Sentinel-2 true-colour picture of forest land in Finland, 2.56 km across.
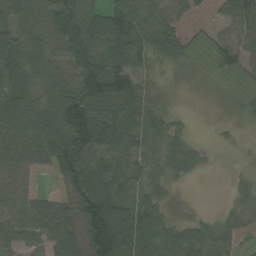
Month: September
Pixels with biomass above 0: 82%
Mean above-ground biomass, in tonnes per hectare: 62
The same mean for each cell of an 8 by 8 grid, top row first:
63 92 119 86 61 30 13 72
101 64 112 83 74 66 42 56
92 71 106 117 45 15 24 39
95 93 134 74 64 17 1 28
72 103 113 31 62 51 8 6
59 20 86 86 58 44 8 15
55 63 78 92 64 18 3 40
52 51 73 172 91 79 65 27
